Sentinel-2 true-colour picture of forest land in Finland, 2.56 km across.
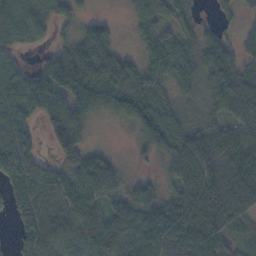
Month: November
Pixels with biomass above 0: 87%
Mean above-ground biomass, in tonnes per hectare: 80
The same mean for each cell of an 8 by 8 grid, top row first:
83 72 35 12 67 55 10 27
63 33 115 83 50 86 73 53
77 118 186 161 92 66 66 88
89 94 107 71 119 56 36 75
118 36 93 7 46 117 119 109
121 80 123 86 22 68 118 137
62 80 105 54 89 89 140 100
35 82 84 101 86 78 91 31
